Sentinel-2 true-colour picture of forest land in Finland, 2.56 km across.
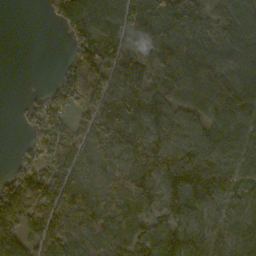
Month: October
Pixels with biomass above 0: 83%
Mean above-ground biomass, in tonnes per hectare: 88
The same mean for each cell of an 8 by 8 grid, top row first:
0 29 123 95 132 86 53 79
0 0 109 85 84 136 78 92
0 9 204 119 89 89 131 94
8 120 81 140 103 69 88 99
8 71 93 140 81 69 106 94
82 100 91 85 102 93 114 56
132 117 157 63 84 94 86 49
119 135 144 75 74 106 93 82
